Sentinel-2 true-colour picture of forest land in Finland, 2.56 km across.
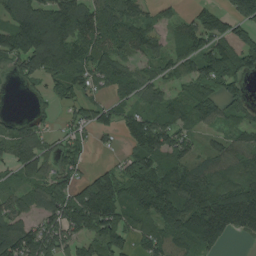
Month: August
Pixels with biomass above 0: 79%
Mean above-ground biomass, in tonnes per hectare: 97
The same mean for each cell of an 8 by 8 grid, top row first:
148 168 167 97 66 37 91 132
128 220 120 89 74 63 95 172
37 105 100 93 76 64 99 77
6 34 59 55 76 75 89 56
85 52 41 16 117 94 48 88
38 71 49 86 150 125 94 85
72 91 161 144 107 151 178 223
140 120 85 122 73 129 152 26
